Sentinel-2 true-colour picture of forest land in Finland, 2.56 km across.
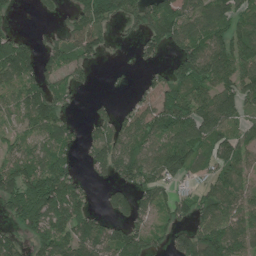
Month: June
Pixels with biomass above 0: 71%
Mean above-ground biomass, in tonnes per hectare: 90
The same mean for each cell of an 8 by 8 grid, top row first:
24 21 81 102 112 114 107 96
131 57 105 24 74 75 112 121
105 86 41 10 26 102 100 126
67 115 11 46 80 139 121 89
67 93 55 136 97 128 98 90
128 166 46 75 121 85 60 71
117 168 100 73 83 78 90 93
70 126 115 121 105 74 143 94
